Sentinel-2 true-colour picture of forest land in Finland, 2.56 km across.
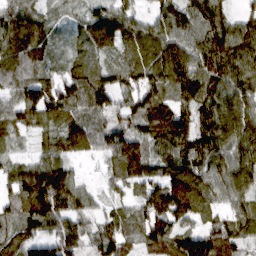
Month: March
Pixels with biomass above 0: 92%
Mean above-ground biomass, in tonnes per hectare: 90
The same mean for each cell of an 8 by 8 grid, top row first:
115 48 40 92 41 94 100 49
119 64 49 63 97 105 106 113
115 62 105 78 107 108 114 95
82 113 103 91 119 93 86 110
36 51 78 107 102 112 103 107
79 146 33 59 99 117 92 109
94 161 79 44 104 157 61 65
79 105 93 106 93 95 54 78
